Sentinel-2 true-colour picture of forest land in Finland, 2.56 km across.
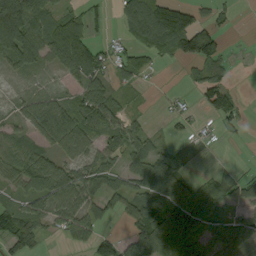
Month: September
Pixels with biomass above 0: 68%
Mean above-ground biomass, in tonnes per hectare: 64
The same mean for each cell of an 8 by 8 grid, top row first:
135 79 55 21 189 151 33 7
117 93 134 33 71 99 111 3
22 15 76 53 22 1 73 2
35 118 90 78 11 18 8 7
49 68 100 54 63 15 5 3
67 109 76 65 97 107 14 33
58 65 74 47 88 133 74 52
89 16 41 49 124 144 62 95
